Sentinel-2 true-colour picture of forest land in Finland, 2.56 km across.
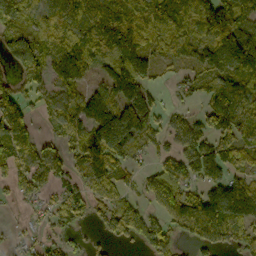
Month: October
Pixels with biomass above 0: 74%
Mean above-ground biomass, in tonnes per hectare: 96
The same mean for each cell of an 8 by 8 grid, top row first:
120 105 127 94 108 131 150 139
113 88 126 73 97 97 131 168
79 85 67 115 90 35 78 130
147 43 105 145 64 36 117 129
121 30 108 183 75 67 123 106
85 68 73 121 55 131 111 83
15 55 76 90 52 151 209 176
18 41 15 44 77 53 118 86
